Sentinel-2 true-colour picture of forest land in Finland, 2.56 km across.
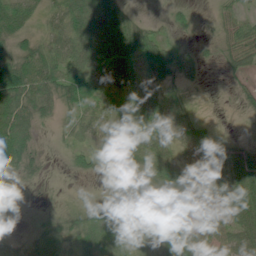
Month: July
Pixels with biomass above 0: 78%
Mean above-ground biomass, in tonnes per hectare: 40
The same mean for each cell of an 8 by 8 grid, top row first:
60 29 81 63 9 16 5 28
45 53 72 65 68 33 13 66
97 64 56 58 32 45 8 20
85 39 32 35 59 43 2 14
76 6 24 34 44 39 43 24
43 10 13 12 17 55 55 73
30 9 22 31 20 46 30 74
12 47 50 51 37 48 33 65
